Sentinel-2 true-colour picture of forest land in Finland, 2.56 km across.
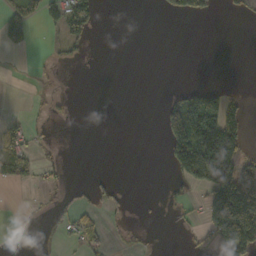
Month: October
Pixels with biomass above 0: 24%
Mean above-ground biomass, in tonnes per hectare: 37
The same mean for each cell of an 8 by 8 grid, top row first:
59 50 80 0 0 13 28 19
27 6 23 0 0 0 0 0
1 7 0 0 0 0 1 0
3 12 0 0 0 95 178 59
73 9 0 0 0 99 194 89
41 19 0 9 0 37 154 196
3 11 30 31 1 10 128 307
2 3 33 10 6 1 31 211
